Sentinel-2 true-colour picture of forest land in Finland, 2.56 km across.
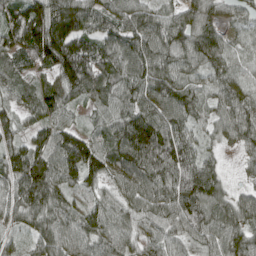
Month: April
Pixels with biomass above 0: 96%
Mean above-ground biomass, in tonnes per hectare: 92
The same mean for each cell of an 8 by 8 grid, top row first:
90 159 132 92 93 70 78 47
99 192 126 93 118 109 113 36
59 60 154 113 107 91 55 64
59 90 35 85 113 104 63 93
66 98 103 99 166 127 37 55
110 124 106 70 114 138 104 15
91 103 68 71 88 117 116 81
26 92 85 87 63 65 88 95
